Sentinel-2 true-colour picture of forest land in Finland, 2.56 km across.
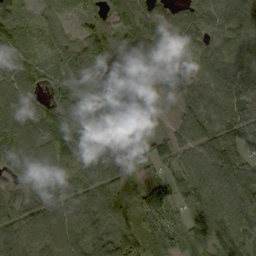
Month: September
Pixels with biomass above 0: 95%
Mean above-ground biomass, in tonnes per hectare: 93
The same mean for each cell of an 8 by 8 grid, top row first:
52 51 49 67 80 63 104 137
58 43 85 139 95 89 105 120
90 56 87 109 42 65 113 124
108 121 107 108 66 54 98 128
144 91 93 67 44 78 90 99
95 108 81 110 63 81 118 114
97 90 100 101 139 78 139 114
94 104 111 137 102 77 98 89
